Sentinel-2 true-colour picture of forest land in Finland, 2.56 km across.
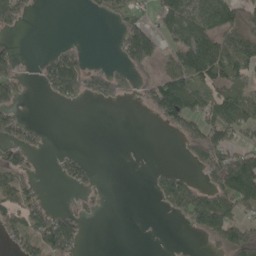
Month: May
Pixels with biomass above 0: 42%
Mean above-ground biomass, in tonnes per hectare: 56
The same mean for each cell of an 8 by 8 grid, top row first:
83 0 1 28 38 87 100 97
26 9 19 8 134 63 122 84
77 69 119 80 39 102 90 54
48 0 4 1 11 114 93 99
69 9 1 0 0 10 146 82
78 2 50 0 2 57 56 228
109 45 22 1 0 79 158 89
54 138 52 0 1 1 25 106
